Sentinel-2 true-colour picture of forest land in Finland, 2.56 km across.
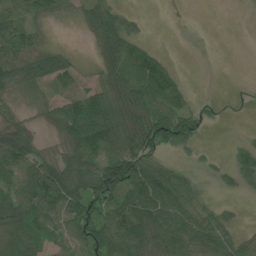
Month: July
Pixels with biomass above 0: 71%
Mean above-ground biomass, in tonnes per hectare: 50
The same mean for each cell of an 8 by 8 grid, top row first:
60 38 22 62 13 1 0 0
74 46 3 54 43 0 2 0
73 67 22 53 89 41 0 0
19 25 113 78 69 77 13 1
104 15 83 70 54 66 5 20
67 100 78 106 104 59 9 55
86 75 65 66 106 83 34 11
63 37 51 100 90 89 75 33
